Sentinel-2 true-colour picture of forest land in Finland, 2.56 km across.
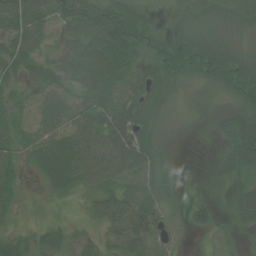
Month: July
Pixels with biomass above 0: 82%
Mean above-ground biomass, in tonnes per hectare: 40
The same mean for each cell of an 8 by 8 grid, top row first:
92 42 86 99 46 36 37 42
43 13 54 89 52 63 63 32
30 32 48 79 59 35 33 58
50 57 37 61 61 10 10 38
36 70 51 59 47 4 1 64
27 44 43 32 46 11 6 42
19 6 11 79 53 12 29 56
25 24 12 24 38 17 8 8
